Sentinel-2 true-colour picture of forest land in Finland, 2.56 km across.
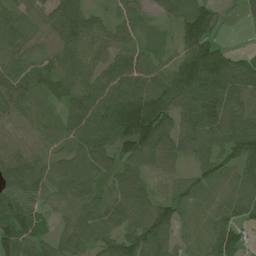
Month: June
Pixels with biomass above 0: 93%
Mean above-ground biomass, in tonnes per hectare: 75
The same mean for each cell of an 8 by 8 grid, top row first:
83 67 82 35 35 43 73 16
82 69 82 62 46 39 94 14
91 80 80 84 96 113 119 111
77 28 84 108 153 98 114 88
44 55 76 91 137 79 84 108
90 72 73 50 58 43 76 62
105 53 70 58 81 77 57 71
106 52 78 63 93 54 68 47
